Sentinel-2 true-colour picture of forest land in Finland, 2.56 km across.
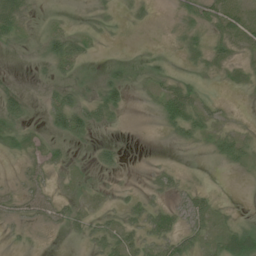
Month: July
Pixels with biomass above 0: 49%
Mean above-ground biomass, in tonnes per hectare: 16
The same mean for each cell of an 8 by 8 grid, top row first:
39 6 1 8 8 8 27 23
8 25 21 1 2 8 25 16
2 10 15 22 11 18 6 14
30 27 45 28 2 45 22 3
22 20 11 11 0 9 13 31
6 16 7 7 3 10 1 4
19 26 13 7 22 24 26 3
6 1 10 31 23 34 22 55
